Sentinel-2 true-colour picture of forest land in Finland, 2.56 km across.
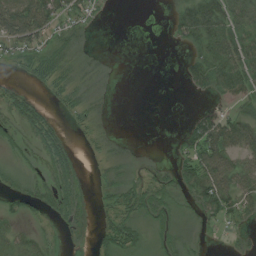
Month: August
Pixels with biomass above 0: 50%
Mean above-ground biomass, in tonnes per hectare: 25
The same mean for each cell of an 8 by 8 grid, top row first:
90 51 27 1 0 22 59 54
28 30 9 0 0 5 46 68
7 22 10 2 0 2 42 56
36 19 14 2 0 0 22 22
18 43 4 5 1 16 73 49
14 30 18 13 19 33 71 66
17 26 24 20 40 24 39 37
31 12 4 38 18 22 5 6
